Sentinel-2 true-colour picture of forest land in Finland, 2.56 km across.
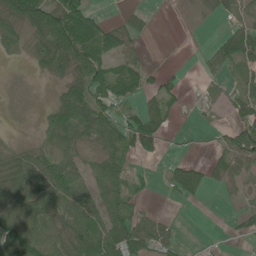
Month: June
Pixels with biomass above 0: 62%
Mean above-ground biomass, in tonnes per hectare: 39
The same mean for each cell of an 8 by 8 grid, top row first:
62 92 78 8 17 3 19 22
23 45 79 58 13 0 14 78
5 20 48 68 37 14 10 19
5 33 89 36 43 13 2 48
20 25 34 51 36 3 6 74
58 74 53 68 11 33 33 33
68 75 71 62 16 1 1 15
93 66 80 86 80 27 2 8
